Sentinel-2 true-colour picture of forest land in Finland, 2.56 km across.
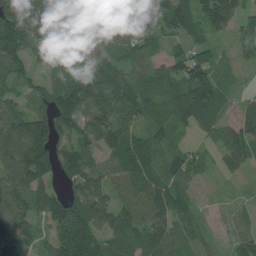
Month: July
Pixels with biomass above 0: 86%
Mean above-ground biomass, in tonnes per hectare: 84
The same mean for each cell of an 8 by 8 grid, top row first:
150 96 86 80 172 140 115 72
127 86 64 68 76 37 55 36
79 43 116 142 67 78 122 16
64 109 143 105 79 62 86 63
91 168 107 87 88 42 30 125
98 95 118 67 92 91 17 24
92 95 103 90 92 81 10 21
102 53 143 80 93 75 26 68
